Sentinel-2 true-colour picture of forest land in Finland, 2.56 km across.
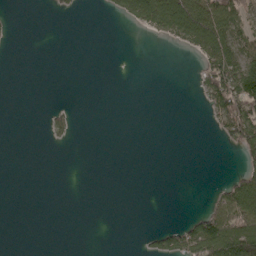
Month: May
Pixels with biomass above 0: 21%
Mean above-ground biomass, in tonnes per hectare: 27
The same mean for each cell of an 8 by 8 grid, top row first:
4 3 6 15 96 133 127 73
1 0 0 0 0 15 90 66
0 0 0 0 0 0 67 110
0 10 3 0 0 0 28 119
0 7 1 0 0 0 0 72
0 0 0 0 0 0 0 57
0 0 0 0 0 0 48 173
0 0 0 0 12 74 168 182
